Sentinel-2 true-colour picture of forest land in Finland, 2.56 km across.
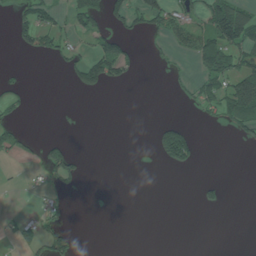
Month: July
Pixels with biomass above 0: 21%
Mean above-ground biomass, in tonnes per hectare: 29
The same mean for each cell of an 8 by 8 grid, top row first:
28 39 55 49 73 65 88 109
22 39 24 77 8 45 131 102
12 0 44 52 2 9 63 115
19 0 2 0 0 0 28 107
35 39 1 0 0 134 0 13
1 33 35 0 0 1 4 0
5 25 0 0 0 0 19 0
33 68 9 0 0 0 0 0
